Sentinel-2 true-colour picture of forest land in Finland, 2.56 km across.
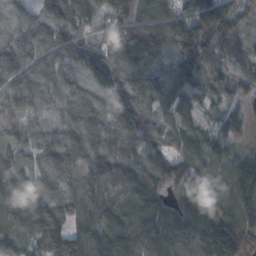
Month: October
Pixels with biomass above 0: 97%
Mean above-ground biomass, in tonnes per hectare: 134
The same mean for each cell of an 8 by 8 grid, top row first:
145 118 139 141 174 133 184 90
125 133 131 175 238 145 105 44
121 128 115 190 166 135 71 62
81 84 152 179 187 102 41 47
127 134 182 175 149 98 96 35
153 173 176 183 149 148 124 141
148 153 129 145 147 98 170 131
98 148 93 153 161 126 193 175
